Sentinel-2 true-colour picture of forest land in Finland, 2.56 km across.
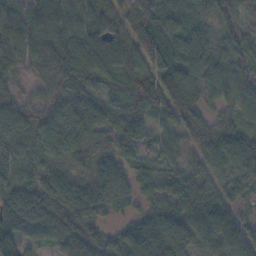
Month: November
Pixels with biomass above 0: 94%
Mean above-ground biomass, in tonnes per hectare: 74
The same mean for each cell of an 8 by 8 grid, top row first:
90 88 78 77 90 60 48 43
81 76 85 85 103 71 81 72
36 55 83 54 93 102 76 85
61 72 102 76 76 104 51 56
79 90 71 47 45 62 83 90
73 73 51 83 53 62 64 67
92 77 80 54 44 80 77 34
90 53 89 57 108 105 94 79
